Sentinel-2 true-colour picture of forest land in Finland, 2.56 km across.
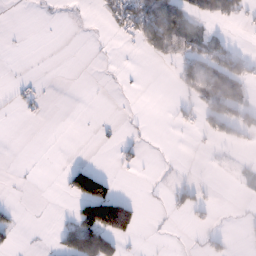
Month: January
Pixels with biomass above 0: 21%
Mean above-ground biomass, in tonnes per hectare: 22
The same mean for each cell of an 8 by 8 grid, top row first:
0 1 1 38 99 75 44 37
0 0 0 2 30 60 54 13
5 1 0 0 1 26 68 62
7 5 0 0 1 12 47 67
0 0 0 6 7 0 6 17
1 0 88 20 1 3 1 5
8 0 63 164 9 17 12 1
8 2 101 74 2 0 14 3
